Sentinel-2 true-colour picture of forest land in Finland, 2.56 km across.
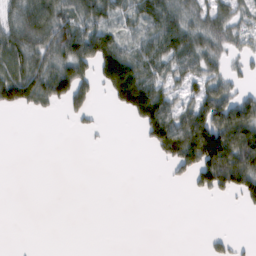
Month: February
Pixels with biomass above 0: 48%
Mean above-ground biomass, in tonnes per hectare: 48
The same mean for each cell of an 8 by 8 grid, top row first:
63 115 73 53 81 77 68 44
80 78 105 98 74 96 61 31
105 96 84 117 112 49 61 21
21 15 37 10 126 71 105 107
0 0 1 1 19 119 165 141
0 0 0 0 0 18 96 126
0 0 0 0 0 0 0 11
0 0 0 0 0 0 14 9
